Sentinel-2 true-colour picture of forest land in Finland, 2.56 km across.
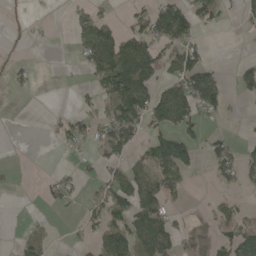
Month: May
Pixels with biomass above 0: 39%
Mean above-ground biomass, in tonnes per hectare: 47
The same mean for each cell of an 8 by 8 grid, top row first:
4 3 31 25 55 107 59 26
9 2 43 122 89 79 23 0
21 0 5 136 131 84 102 38
0 4 29 69 116 153 56 4
0 1 35 99 41 118 46 21
5 15 23 60 74 65 8 40
0 14 21 82 103 22 9 23
14 20 19 86 98 56 63 87
